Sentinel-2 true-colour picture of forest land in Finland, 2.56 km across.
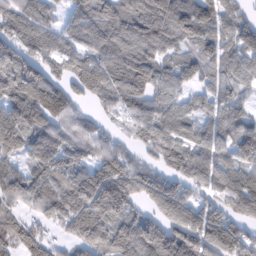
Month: February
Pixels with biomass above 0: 87%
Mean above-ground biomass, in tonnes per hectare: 107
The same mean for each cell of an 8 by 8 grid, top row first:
108 67 106 153 155 155 119 74
112 94 96 144 149 83 103 118
138 114 117 135 134 90 62 84
109 104 49 57 102 90 66 84
101 134 89 57 70 90 91 149
79 106 112 152 109 88 93 107
57 106 163 161 71 149 93 99
88 54 101 119 143 146 178 115
